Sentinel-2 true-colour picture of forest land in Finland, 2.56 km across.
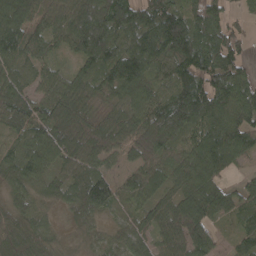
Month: April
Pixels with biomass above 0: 93%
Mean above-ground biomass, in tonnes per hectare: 83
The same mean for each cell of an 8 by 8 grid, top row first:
109 81 135 128 94 92 106 30
92 61 88 92 140 134 109 69
64 62 62 100 95 108 106 81
108 91 88 38 95 145 110 105
35 108 129 74 114 77 104 86
67 53 89 51 89 81 96 24
52 26 71 54 68 91 119 65
41 45 15 30 65 112 96 48
